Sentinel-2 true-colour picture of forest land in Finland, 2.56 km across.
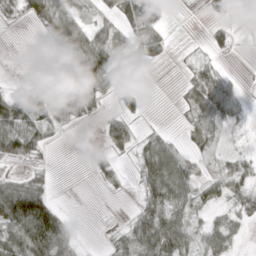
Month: March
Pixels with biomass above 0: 56%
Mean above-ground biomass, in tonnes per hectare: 31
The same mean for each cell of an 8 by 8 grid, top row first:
17 66 42 30 88 0 16 2
0 5 63 66 32 6 14 4
2 13 60 36 0 3 53 8
65 61 33 15 11 5 49 24
68 18 0 32 30 21 25 6
21 13 0 16 43 80 21 37
100 66 0 0 38 52 28 19
49 93 10 16 69 68 42 10
